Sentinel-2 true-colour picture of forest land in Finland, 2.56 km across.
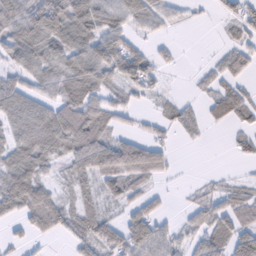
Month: February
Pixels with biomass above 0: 69%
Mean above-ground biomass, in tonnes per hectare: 50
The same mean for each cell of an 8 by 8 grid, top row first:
78 112 89 67 63 28 7 51
82 77 73 76 30 12 3 44
47 59 84 50 62 2 30 36
77 69 89 57 15 38 26 41
60 83 92 72 59 15 6 24
73 30 56 70 56 4 11 12
54 88 65 25 45 7 61 68
16 18 51 63 76 46 54 72
